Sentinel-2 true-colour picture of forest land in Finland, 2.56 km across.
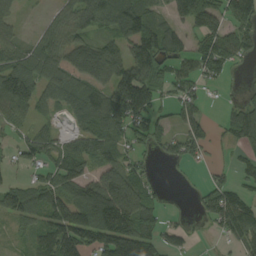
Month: August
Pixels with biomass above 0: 70%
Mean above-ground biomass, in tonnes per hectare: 86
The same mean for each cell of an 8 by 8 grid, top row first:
40 28 84 104 105 74 139 95
60 84 127 87 136 70 86 76
150 105 167 154 139 65 45 7
92 38 84 151 125 51 20 76
41 64 71 81 48 57 50 57
15 56 104 160 57 3 28 33
94 97 140 277 154 3 92 128
19 95 139 202 161 53 6 81
